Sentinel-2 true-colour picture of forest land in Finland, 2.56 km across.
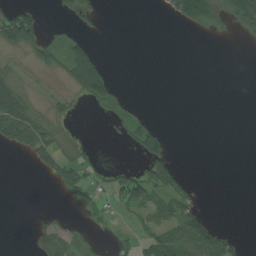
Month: July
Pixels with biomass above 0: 31%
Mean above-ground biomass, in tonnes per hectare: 26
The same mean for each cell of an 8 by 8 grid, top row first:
70 4 44 0 0 31 42 58
50 56 43 0 0 0 0 1
25 4 87 31 0 0 0 0
97 13 4 20 9 0 0 0
73 66 7 2 75 2 0 0
0 28 47 30 68 49 0 0
0 6 9 17 52 43 11 0
0 61 20 6 41 104 118 14
